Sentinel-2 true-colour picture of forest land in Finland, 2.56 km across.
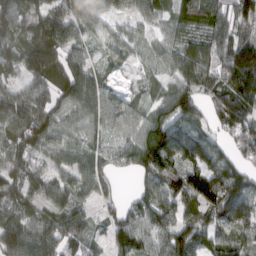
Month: March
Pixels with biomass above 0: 90%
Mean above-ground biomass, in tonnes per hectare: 87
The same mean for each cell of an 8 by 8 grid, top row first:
109 101 101 64 61 74 98 101
74 133 74 50 40 73 95 135
49 87 129 29 36 81 79 142
126 99 94 83 56 133 69 146
81 86 56 57 122 134 95 96
87 81 75 49 74 99 124 107
83 65 54 44 94 91 103 123
115 102 80 38 65 136 83 69
